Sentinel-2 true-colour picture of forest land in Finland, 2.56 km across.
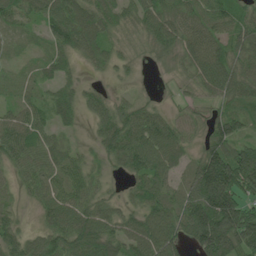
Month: June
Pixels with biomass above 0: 90%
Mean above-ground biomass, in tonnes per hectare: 74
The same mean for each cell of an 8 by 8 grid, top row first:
62 92 98 63 77 73 86 57
13 40 84 44 26 67 97 72
21 42 32 22 9 23 91 95
47 56 51 81 58 27 47 63
90 64 16 101 106 79 79 82
39 70 55 26 85 47 205 179
31 59 75 47 84 83 188 141
71 80 100 82 124 87 178 140
